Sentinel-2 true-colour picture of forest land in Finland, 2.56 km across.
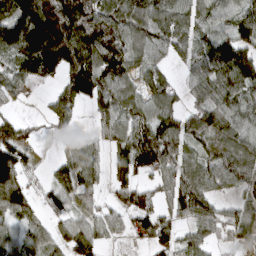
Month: April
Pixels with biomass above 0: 77%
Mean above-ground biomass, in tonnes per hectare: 87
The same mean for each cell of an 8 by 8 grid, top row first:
152 190 181 114 133 123 60 83
118 197 179 133 85 80 87 91
73 62 162 125 69 35 109 132
20 53 37 98 78 89 96 94
110 4 51 65 138 96 66 104
100 28 93 58 53 90 99 105
92 39 45 36 83 72 79 68
64 57 92 25 41 68 58 52
